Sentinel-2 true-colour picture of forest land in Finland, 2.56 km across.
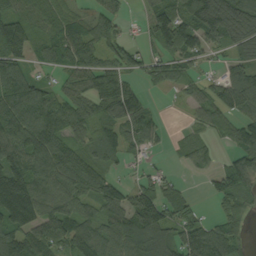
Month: September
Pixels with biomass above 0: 79%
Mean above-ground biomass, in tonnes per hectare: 89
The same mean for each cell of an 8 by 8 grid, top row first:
84 66 40 60 43 128 196 163
139 79 111 82 44 129 70 100
108 32 90 124 46 62 43 117
130 116 91 123 91 6 68 85
130 143 70 75 66 21 42 82
167 113 118 48 44 19 40 124
235 104 78 88 155 87 11 67
120 97 109 84 87 77 90 55
